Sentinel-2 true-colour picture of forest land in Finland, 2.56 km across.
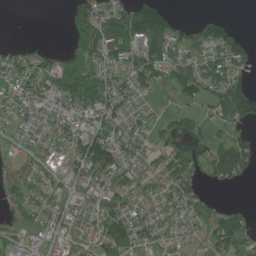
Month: June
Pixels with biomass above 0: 69%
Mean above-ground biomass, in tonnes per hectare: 60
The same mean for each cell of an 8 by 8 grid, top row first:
0 0 94 115 191 36 35 1
26 14 67 123 137 68 85 82
83 72 108 52 76 81 86 62
58 67 83 75 33 28 30 107
19 61 98 116 39 48 46 59
42 42 56 72 44 101 38 54
26 44 36 58 34 45 67 28
40 26 41 91 53 28 54 83
